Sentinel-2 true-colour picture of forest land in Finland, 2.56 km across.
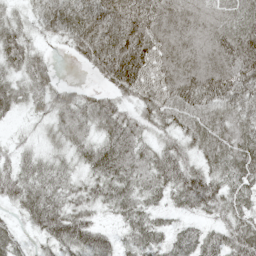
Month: May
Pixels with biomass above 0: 92%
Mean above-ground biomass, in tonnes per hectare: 63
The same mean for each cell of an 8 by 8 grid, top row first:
30 79 112 118 85 59 57 64
80 15 66 136 116 70 68 116
50 45 6 83 84 89 95 103
33 49 64 59 48 66 66 71
21 26 50 69 44 45 69 73
58 53 36 69 60 77 67 69
37 80 45 46 54 37 53 55
37 49 76 38 58 50 56 76
